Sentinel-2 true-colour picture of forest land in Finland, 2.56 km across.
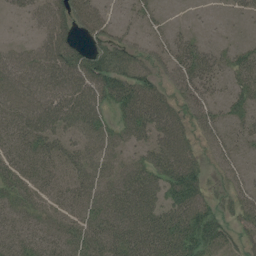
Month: July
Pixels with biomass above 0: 79%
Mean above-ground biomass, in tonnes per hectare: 42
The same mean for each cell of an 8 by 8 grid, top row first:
13 50 62 17 16 2 3 11
24 58 38 54 30 39 26 21
60 61 65 71 50 48 43 34
50 62 68 39 75 47 36 30
32 41 37 40 36 72 27 20
34 33 44 44 59 69 29 22
29 23 38 60 64 58 46 35
33 29 37 61 73 69 69 23
